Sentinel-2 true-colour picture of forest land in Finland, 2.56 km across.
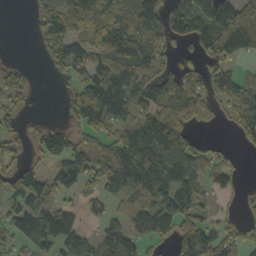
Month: October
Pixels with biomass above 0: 67%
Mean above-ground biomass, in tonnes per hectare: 75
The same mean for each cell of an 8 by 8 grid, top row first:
0 118 113 73 89 110 166 175
0 66 72 99 94 40 79 113
48 4 53 122 101 92 67 59
33 1 80 95 80 89 36 79
59 90 54 74 159 126 23 29
57 59 82 115 147 125 63 17
63 79 40 35 72 99 38 16
51 87 64 91 63 78 110 61
